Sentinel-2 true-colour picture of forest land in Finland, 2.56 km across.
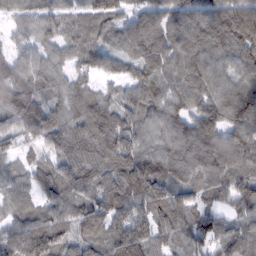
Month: February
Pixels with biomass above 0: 94%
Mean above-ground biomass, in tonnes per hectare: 89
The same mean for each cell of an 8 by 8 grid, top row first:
52 64 62 89 82 84 94 146
31 57 72 54 102 98 106 119
99 73 60 53 93 91 98 77
130 99 105 94 89 99 102 117
52 84 115 107 78 95 108 92
58 86 118 93 123 86 108 93
53 70 90 105 101 88 66 75
123 142 68 92 122 63 52 76
